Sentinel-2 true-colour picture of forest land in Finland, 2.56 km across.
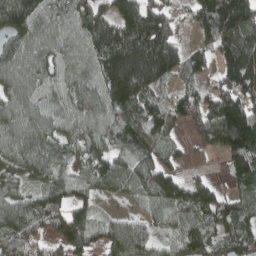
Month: April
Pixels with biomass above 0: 88%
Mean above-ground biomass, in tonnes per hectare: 123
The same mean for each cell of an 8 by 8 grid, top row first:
199 82 121 170 210 68 171 202
108 92 76 292 274 134 88 148
91 86 86 216 217 68 60 174
98 87 97 128 116 116 169 256
103 117 89 106 132 58 97 235
69 96 72 107 109 89 36 112
143 138 103 9 30 111 138 87
117 88 149 179 130 67 127 127
